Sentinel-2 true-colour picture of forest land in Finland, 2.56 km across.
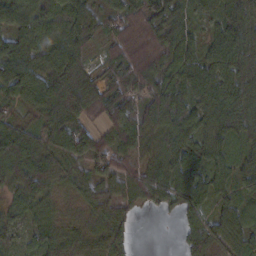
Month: February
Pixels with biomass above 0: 93%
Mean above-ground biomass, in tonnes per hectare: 67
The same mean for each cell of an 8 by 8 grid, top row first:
85 71 75 37 72 64 35 88
92 77 71 48 85 85 52 101
127 86 87 45 85 73 95 98
25 86 86 53 71 107 67 98
99 69 101 57 47 82 60 66
91 79 45 60 59 91 71 62
36 50 30 48 34 45 48 57
28 64 46 68 0 14 69 59
